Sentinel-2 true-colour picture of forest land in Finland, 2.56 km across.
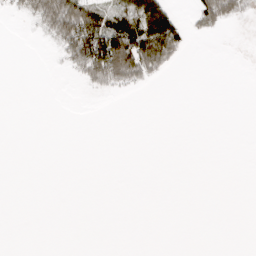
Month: March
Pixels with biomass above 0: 16%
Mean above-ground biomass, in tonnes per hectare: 15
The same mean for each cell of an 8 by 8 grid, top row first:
9 69 106 56 98 30 51 18
0 4 109 127 97 48 0 0
0 0 21 60 28 0 0 0
0 0 0 0 0 0 0 0
0 0 0 0 0 0 0 0
0 0 0 0 0 0 0 0
0 0 0 0 0 0 0 0
0 0 0 0 0 0 0 0
